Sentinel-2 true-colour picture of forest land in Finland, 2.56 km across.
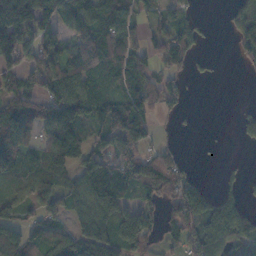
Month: November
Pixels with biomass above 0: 68%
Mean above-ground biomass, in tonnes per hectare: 72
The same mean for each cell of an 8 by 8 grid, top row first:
171 93 83 83 43 61 5 63
93 64 88 117 60 65 8 43
58 89 104 76 70 29 7 2
140 90 110 129 96 15 0 23
126 76 69 66 56 17 2 11
101 89 78 131 104 75 5 23
54 82 42 149 64 86 113 94
90 79 87 117 110 45 130 88
